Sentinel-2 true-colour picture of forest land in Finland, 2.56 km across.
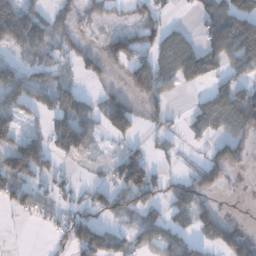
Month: December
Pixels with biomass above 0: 57%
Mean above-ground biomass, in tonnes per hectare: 59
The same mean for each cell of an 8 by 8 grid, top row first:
151 57 25 24 42 8 76 151
58 80 21 54 61 77 73 129
97 56 24 9 94 62 41 57
81 68 106 44 30 11 99 144
75 67 83 7 23 19 39 65
100 51 8 43 129 23 74 11
40 39 48 64 78 65 41 0
0 9 103 71 59 75 62 76
